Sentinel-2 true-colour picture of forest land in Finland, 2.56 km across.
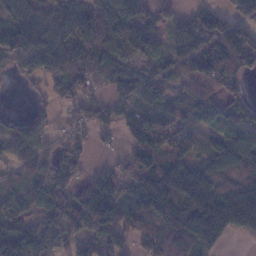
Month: January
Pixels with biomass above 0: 79%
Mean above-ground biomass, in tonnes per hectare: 97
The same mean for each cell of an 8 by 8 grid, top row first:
148 168 167 97 66 37 91 132
128 220 120 89 74 63 95 172
37 105 100 93 76 64 99 77
6 34 59 55 76 75 89 56
85 52 41 16 117 94 48 88
38 71 49 86 150 125 94 85
72 91 161 144 107 151 178 223
140 120 85 122 73 129 152 26
